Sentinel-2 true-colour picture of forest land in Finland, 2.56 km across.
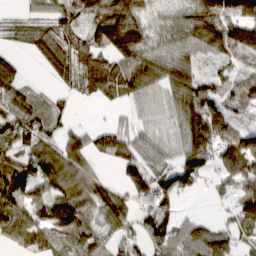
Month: March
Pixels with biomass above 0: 78%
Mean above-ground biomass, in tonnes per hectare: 70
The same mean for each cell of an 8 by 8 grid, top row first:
16 47 86 113 44 43 102 107
22 54 88 92 74 58 69 116
55 16 78 96 92 82 46 50
79 73 3 12 36 61 117 33
77 62 58 73 57 49 103 78
106 97 90 16 92 93 40 104
112 114 92 95 57 49 5 89
50 72 104 45 82 114 105 65
